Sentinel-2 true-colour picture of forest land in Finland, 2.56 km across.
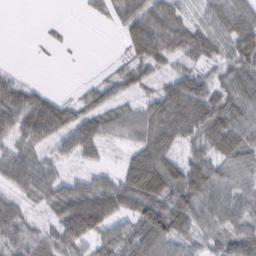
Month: February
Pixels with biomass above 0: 82%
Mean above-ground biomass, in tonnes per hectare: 56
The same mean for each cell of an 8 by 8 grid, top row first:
0 1 4 30 83 57 42 61
0 9 1 3 84 64 67 91
29 2 6 37 45 59 59 75
79 87 51 57 55 94 98 67
46 44 68 26 68 59 67 83
59 55 32 35 119 88 75 48
47 41 130 94 105 82 66 57
53 49 74 64 55 66 46 73
